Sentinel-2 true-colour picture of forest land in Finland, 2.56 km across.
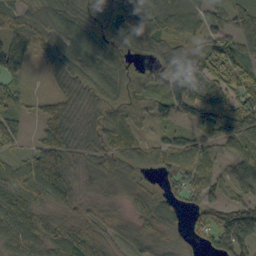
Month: September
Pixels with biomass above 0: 88%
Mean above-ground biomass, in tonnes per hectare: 64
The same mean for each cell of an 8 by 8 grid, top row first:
74 83 66 60 88 79 76 47
100 72 78 58 63 50 66 64
55 23 68 70 25 61 127 89
49 47 60 43 33 52 80 86
43 89 68 55 44 29 25 53
70 111 57 84 31 56 64 60
109 54 42 42 67 41 70 81
94 86 87 47 66 32 33 86
